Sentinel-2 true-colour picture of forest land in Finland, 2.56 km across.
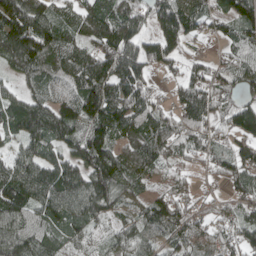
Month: April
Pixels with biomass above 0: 90%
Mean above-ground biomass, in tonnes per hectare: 92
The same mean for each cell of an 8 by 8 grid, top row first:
153 98 87 103 73 118 64 104
173 127 90 127 83 72 13 83
53 77 110 127 67 27 72 82
104 137 145 130 96 62 73 102
54 100 117 117 119 72 61 61
149 135 122 153 82 48 27 75
139 121 119 99 79 77 37 58
133 89 60 58 70 73 72 66
